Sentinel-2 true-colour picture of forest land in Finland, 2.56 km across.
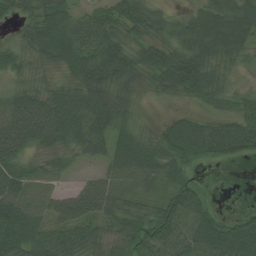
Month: August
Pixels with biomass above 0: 87%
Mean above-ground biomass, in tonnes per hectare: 61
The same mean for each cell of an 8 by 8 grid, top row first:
34 83 57 61 73 38 76 93
41 77 90 87 66 81 89 70
34 33 69 78 61 105 80 16
88 87 93 79 9 14 27 38
74 52 67 58 56 88 79 70
67 39 22 46 44 52 3 0
75 60 96 67 46 80 41 10
82 65 63 47 69 71 89 100
